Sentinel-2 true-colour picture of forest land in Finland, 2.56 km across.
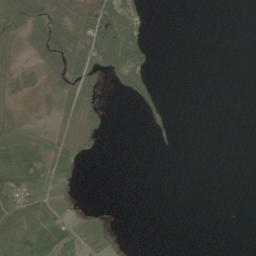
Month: June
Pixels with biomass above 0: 39%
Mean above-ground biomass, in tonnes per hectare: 26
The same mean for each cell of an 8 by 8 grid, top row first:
69 57 42 77 32 0 0 0
27 61 53 82 37 0 0 0
28 30 58 17 36 0 0 0
20 24 59 5 16 3 0 0
87 43 46 0 0 3 0 0
102 85 21 0 0 0 0 0
69 64 19 3 0 0 0 0
63 128 66 30 0 0 0 0
